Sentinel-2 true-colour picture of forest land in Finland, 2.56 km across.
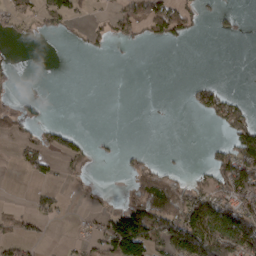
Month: March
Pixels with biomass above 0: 31%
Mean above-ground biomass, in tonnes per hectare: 33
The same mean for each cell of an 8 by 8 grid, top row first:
28 44 17 29 74 82 13 13
5 1 6 11 8 5 0 0
9 3 0 0 0 0 15 0
29 8 0 0 0 0 48 52
18 43 31 4 2 0 12 87
3 29 10 0 55 24 38 106
7 32 3 24 99 97 110 96
39 7 17 116 118 118 153 133
